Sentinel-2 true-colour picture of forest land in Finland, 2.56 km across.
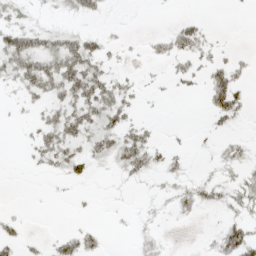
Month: May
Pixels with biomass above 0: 41%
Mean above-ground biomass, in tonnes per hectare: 17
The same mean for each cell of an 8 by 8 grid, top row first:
20 7 18 2 0 6 3 1
52 34 42 10 6 31 15 3
27 44 50 24 4 12 33 18
3 21 40 37 4 0 21 22
1 36 32 32 34 5 4 14
0 9 17 6 18 15 8 17
1 0 2 2 4 23 15 20
18 8 30 1 14 1 9 58
